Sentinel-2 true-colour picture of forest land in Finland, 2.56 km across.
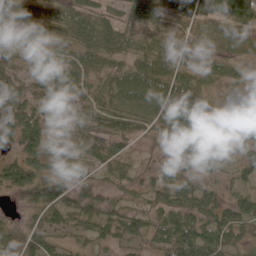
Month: June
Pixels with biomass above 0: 89%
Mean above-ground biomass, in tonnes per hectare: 49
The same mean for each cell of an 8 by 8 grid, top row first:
50 42 69 34 58 54 55 77
31 50 60 60 45 38 35 39
60 68 44 43 69 64 44 19
106 45 39 43 42 94 71 27
59 44 41 70 15 64 65 31
77 65 36 40 22 43 30 31
14 70 54 39 35 57 60 50
41 47 23 33 32 65 72 36
